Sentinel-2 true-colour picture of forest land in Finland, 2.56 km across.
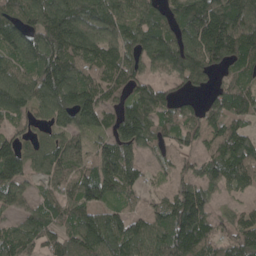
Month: May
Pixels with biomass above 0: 88%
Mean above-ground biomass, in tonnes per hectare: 100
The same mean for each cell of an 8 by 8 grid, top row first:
100 149 142 132 110 104 185 159
118 129 125 102 115 128 159 136
112 150 119 94 74 65 48 78
94 79 145 73 125 79 64 92
78 64 55 94 86 54 64 118
114 72 83 137 45 45 83 115
36 74 100 67 36 138 98 36
108 70 118 142 123 176 108 94
